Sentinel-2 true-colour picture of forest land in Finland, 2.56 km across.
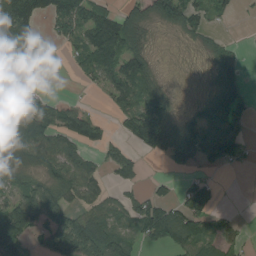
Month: August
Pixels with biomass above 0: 63%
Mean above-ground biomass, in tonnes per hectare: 63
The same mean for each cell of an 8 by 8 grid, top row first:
121 80 89 58 56 81 45 10
85 15 58 108 45 3 26 18
42 13 19 82 81 2 13 53
89 102 72 25 100 29 59 65
102 90 68 31 67 133 115 58
61 51 77 37 22 32 101 7
100 128 56 58 81 65 76 3
77 75 176 96 48 84 73 38
